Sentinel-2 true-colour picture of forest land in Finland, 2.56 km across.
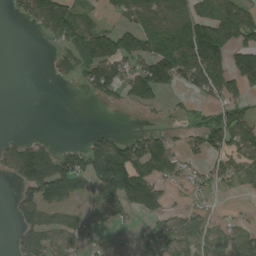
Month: August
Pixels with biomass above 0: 53%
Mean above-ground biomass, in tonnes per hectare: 72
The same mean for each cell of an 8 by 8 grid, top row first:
23 130 87 32 104 126 120 140
0 11 105 109 93 158 191 115
0 10 43 99 151 88 136 104
0 0 0 5 20 18 41 70
54 38 29 104 97 39 94 97
72 175 113 171 138 54 49 69
60 88 24 49 94 33 29 6
39 80 46 18 79 126 69 74
